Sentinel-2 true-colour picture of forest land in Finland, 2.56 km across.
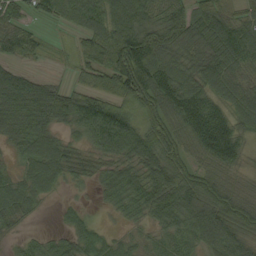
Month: September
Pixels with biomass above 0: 88%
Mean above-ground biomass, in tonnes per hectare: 67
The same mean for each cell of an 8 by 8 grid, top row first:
41 42 68 82 84 84 90 46
53 20 40 105 133 88 91 100
72 29 28 80 121 105 92 65
85 93 92 84 50 91 125 74
39 69 35 70 84 59 119 72
38 69 35 58 105 85 57 36
58 8 22 26 66 92 91 68
19 31 61 32 25 52 63 62
